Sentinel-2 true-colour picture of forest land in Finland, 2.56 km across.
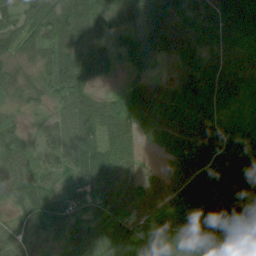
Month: August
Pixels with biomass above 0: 95%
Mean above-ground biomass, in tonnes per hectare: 55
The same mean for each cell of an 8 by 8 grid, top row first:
53 69 77 37 57 60 52 68
42 44 49 29 57 53 45 48
32 36 52 14 32 31 77 35
19 22 69 63 68 54 60 14
41 44 68 61 23 58 80 52
63 41 74 70 40 57 85 70
25 57 69 67 66 70 68 60
43 28 72 99 89 79 78 80
